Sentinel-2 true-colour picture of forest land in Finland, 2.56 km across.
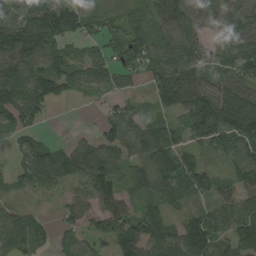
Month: August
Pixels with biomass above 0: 81%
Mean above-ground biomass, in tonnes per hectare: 84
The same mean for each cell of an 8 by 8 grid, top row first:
71 122 67 51 47 141 110 95
179 124 38 63 83 102 71 92
137 128 68 67 41 154 75 97
135 44 1 40 30 75 198 200
32 34 44 81 111 82 75 91
37 86 81 92 89 120 51 94
39 5 81 97 46 33 48 108
95 44 39 81 123 109 141 107
